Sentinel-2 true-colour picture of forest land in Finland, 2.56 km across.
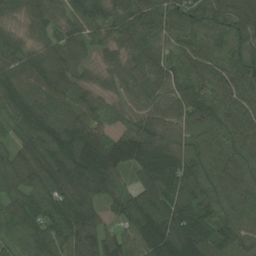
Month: July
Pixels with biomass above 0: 97%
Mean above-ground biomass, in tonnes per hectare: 96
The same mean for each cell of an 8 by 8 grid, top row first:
38 76 90 83 86 92 105 123
75 92 86 55 79 70 82 66
118 117 74 39 76 91 89 95
94 90 93 57 65 83 108 78
70 124 125 91 117 80 89 80
102 137 135 93 89 115 94 106
94 104 141 59 151 140 101 100
56 100 135 102 138 152 123 106
